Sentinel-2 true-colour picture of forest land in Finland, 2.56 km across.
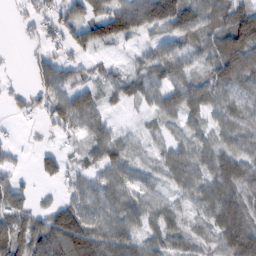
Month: February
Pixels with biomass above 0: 81%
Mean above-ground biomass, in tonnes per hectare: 58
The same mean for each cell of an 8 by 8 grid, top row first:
14 56 73 118 99 111 69 89
4 41 63 29 31 48 65 126
7 64 37 44 64 66 61 83
23 65 88 17 26 60 53 58
17 12 32 71 32 46 50 54
32 44 41 56 35 52 59 80
69 36 73 58 67 38 59 98
91 113 132 80 50 41 40 110
